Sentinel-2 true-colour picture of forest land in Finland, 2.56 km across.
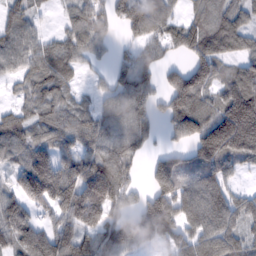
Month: February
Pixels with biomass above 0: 81%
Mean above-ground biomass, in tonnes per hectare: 99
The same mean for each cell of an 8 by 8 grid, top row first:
69 12 82 79 124 53 78 69
85 68 82 32 67 68 114 65
40 90 24 67 82 99 123 117
48 68 72 82 74 123 115 247
99 96 81 101 65 41 185 196
82 214 164 145 34 170 115 34
126 94 180 108 105 134 140 85
116 157 144 116 88 87 111 80
